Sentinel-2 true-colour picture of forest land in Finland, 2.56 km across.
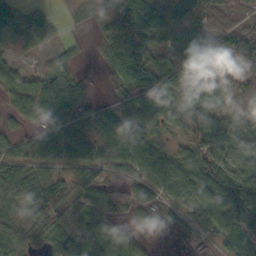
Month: October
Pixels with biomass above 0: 83%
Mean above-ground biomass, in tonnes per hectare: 60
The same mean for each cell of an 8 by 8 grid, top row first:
38 29 14 81 147 91 82 72
22 27 10 59 79 72 48 103
48 54 26 23 80 127 137 68
36 58 48 42 84 67 76 68
37 61 61 67 69 27 80 59
70 47 41 31 59 85 104 81
60 126 46 29 34 26 67 110
46 59 75 33 17 4 17 70
